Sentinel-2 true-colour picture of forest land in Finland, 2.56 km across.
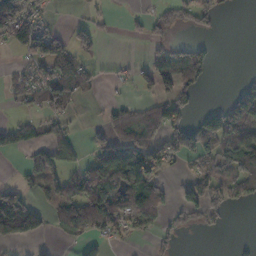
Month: November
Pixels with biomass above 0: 43%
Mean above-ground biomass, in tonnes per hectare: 55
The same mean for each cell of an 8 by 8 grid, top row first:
143 22 8 12 25 64 63 1
46 109 65 0 17 62 29 0
37 99 59 16 32 89 26 15
13 57 6 44 52 74 40 93
54 74 26 70 72 103 102 97
8 71 64 164 128 14 82 96
162 45 102 113 95 67 85 18
80 11 34 32 12 28 1 7
